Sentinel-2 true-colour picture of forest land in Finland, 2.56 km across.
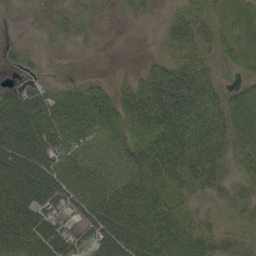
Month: September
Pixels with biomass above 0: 83%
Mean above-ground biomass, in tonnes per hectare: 49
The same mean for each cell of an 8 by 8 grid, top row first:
4 12 18 4 14 29 39 46
11 7 5 1 0 40 34 52
4 6 12 15 39 73 52 20
94 61 54 56 67 74 71 71
132 75 56 41 57 79 77 62
123 99 57 55 66 59 61 30
86 62 58 90 76 48 10 20
64 73 25 93 90 80 45 21
